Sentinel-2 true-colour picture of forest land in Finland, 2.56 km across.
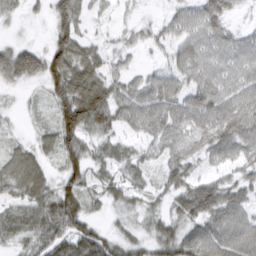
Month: March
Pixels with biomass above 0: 84%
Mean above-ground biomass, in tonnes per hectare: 48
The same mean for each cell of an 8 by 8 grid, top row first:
19 30 52 15 6 32 71 9
10 42 68 26 19 43 56 51
9 57 88 48 31 45 58 56
10 18 117 71 65 60 76 76
25 35 72 39 26 53 61 69
66 36 57 30 30 52 33 42
48 65 67 21 25 38 79 58
35 61 94 52 38 74 81 79
